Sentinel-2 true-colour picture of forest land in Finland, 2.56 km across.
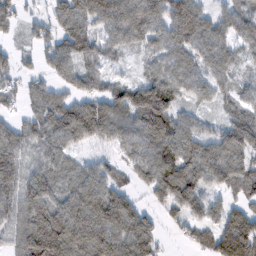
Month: February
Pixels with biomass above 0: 85%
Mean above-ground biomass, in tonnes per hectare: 84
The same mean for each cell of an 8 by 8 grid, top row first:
50 51 108 114 133 157 63 60
28 57 99 51 54 78 83 47
42 53 72 46 58 72 75 37
30 96 118 95 157 57 19 67
99 92 65 55 124 120 76 124
111 82 67 59 73 129 91 94
96 122 115 140 46 77 60 61
70 204 141 113 106 14 63 173
